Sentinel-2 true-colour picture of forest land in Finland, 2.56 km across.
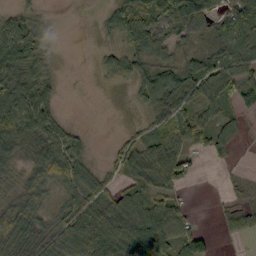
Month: October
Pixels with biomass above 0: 72%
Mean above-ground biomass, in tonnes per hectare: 50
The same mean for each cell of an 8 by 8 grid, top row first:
35 10 0 47 61 88 68 82
87 27 0 22 53 41 30 90
78 42 0 27 61 69 79 69
101 58 0 1 25 61 46 41
73 78 28 15 55 64 55 14
30 68 69 27 60 73 0 12
52 38 86 73 62 43 2 42
72 65 99 111 101 59 26 19
